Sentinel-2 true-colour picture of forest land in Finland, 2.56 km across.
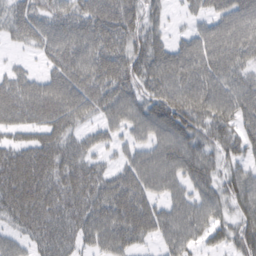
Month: February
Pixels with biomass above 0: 85%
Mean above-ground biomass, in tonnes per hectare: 71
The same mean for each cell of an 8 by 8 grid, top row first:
60 63 75 90 63 11 54 89
17 66 89 96 75 59 97 93
59 60 88 98 78 94 89 66
75 89 74 62 68 105 78 78
53 78 54 35 48 85 63 57
103 94 87 61 83 67 69 57
82 85 77 97 84 62 63 53
39 72 53 76 46 68 42 67
